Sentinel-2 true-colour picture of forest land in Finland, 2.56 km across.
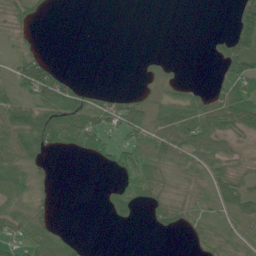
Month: June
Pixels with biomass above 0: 51%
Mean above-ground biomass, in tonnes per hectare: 36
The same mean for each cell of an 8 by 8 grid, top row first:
33 6 0 0 0 0 0 64
19 5 0 0 0 0 10 78
56 124 18 0 14 28 8 73
80 94 87 65 52 72 74 88
83 72 52 39 55 78 58 13
56 10 0 10 60 23 39 37
41 21 0 41 20 46 20 54
60 76 17 0 0 1 33 21
